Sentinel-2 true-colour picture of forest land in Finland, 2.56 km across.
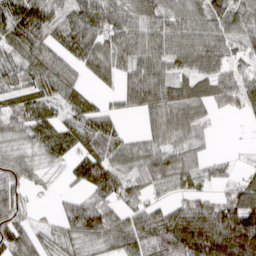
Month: March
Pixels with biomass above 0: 84%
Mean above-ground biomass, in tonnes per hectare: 75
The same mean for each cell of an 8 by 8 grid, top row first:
87 79 67 74 77 63 92 70
61 71 101 100 96 92 100 48
61 84 47 65 155 85 84 71
62 56 86 44 68 99 49 40
46 75 71 79 50 65 26 2
85 18 79 122 62 93 37 22
92 6 83 58 63 70 94 125
87 38 54 58 82 146 182 196
